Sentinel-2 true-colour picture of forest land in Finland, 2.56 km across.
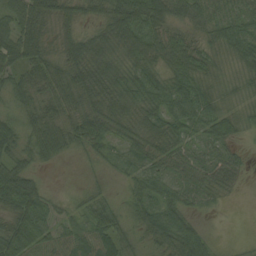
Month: August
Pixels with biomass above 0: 91%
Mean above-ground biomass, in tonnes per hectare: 43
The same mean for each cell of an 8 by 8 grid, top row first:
56 50 35 51 74 42 46 44
61 33 54 46 60 57 34 55
37 48 57 53 52 52 33 27
26 40 49 59 45 62 45 26
44 55 38 33 49 47 41 20
63 8 7 13 39 40 48 23
70 36 20 35 46 47 15 1
69 72 72 68 35 64 23 4
